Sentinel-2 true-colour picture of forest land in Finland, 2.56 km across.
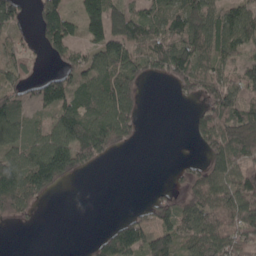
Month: April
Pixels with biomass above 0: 66%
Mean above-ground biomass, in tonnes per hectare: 75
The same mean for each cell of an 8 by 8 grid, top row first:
73 97 75 113 77 97 103 95
53 63 63 104 108 121 88 83
77 76 73 108 63 66 91 97
79 50 116 139 37 1 77 104
74 107 121 80 6 2 63 142
130 125 20 0 0 14 89 117
86 6 0 0 33 86 123 151
0 0 0 90 106 92 140 140
